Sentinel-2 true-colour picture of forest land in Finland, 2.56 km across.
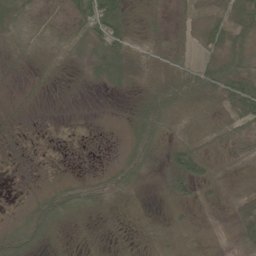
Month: June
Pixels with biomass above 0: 77%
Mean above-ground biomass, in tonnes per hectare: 21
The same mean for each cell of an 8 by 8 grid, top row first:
39 20 41 65 22 14 29 45
26 23 19 53 15 24 24 39
7 8 8 33 12 37 44 47
7 1 2 3 39 26 19 41
7 0 1 1 40 25 22 25
2 2 8 27 21 37 23 9
4 47 40 14 5 14 6 13
36 19 6 3 5 11 7 18
